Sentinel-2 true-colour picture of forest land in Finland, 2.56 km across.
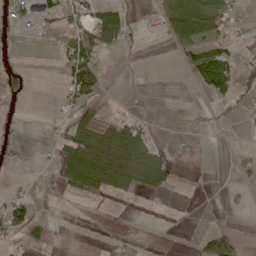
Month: May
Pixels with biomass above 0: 30%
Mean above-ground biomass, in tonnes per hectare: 23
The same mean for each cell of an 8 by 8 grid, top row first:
19 47 27 73 7 72 80 9
4 3 68 36 6 31 61 16
27 0 117 4 2 0 103 44
8 2 31 3 2 0 7 9
8 5 59 54 37 6 1 2
2 2 68 57 52 12 0 5
63 0 1 2 0 1 0 5
19 29 1 5 2 0 37 13
